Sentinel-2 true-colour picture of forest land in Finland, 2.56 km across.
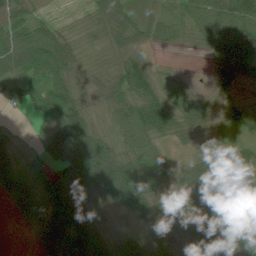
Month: July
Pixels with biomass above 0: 89%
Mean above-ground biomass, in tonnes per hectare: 58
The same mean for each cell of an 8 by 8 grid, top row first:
48 12 7 62 44 46 107 100
66 75 27 39 24 17 48 104
77 68 35 46 84 14 17 53
29 48 77 52 108 56 32 49
15 58 123 66 89 22 29 29
50 59 116 144 102 38 90 66
21 60 55 46 81 66 144 95
0 40 83 40 49 49 68 33
